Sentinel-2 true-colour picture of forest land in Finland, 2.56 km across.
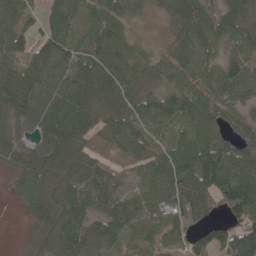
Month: May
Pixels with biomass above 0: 87%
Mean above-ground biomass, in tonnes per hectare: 65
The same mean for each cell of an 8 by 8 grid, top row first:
49 66 57 70 21 49 54 53
75 100 56 89 19 44 51 49
91 94 102 93 48 37 51 81
77 84 100 74 69 80 64 41
43 86 57 38 55 60 80 59
34 67 83 50 51 90 128 110
12 79 77 50 50 66 50 114
2 61 87 68 36 45 85 118
